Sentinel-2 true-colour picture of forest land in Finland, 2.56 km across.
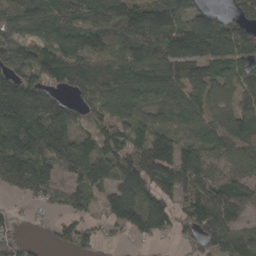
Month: April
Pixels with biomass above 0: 85%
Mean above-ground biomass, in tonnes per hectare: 108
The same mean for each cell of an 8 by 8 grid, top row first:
119 111 109 151 146 122 87 80
91 90 98 83 148 119 134 116
143 121 138 125 125 127 108 84
187 160 61 108 95 111 79 104
179 154 110 111 120 108 96 120
157 105 99 109 167 165 107 111
14 38 65 99 147 83 164 93
63 20 82 25 43 43 107 119
